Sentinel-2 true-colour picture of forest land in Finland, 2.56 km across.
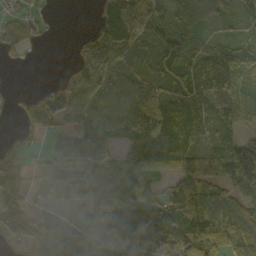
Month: October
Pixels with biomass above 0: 79%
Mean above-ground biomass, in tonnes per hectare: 78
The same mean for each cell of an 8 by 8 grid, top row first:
34 10 0 81 120 52 55 64
36 5 44 122 74 85 50 60
1 10 91 84 75 93 135 67
31 122 66 74 120 99 91 67
18 37 120 65 130 111 55 98
57 59 97 84 75 81 75 127
54 22 47 78 127 158 153 85
34 95 95 82 184 130 146 95
